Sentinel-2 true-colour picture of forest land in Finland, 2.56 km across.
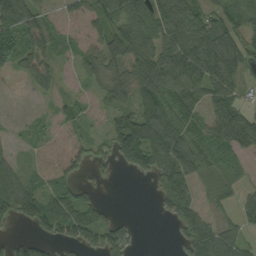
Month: September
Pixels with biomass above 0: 69%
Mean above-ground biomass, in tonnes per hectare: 62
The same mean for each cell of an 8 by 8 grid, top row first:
106 39 28 105 88 90 67 58
103 31 41 127 94 104 116 76
11 20 30 84 86 105 98 49
10 20 37 72 106 93 64 71
24 17 29 82 140 87 83 80
73 35 40 12 23 85 25 30
113 104 98 13 0 70 26 47
43 43 77 91 4 18 99 54
